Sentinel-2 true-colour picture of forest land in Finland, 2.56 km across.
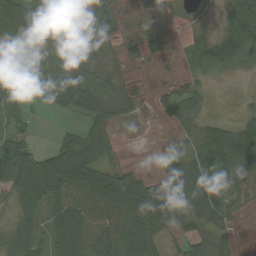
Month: August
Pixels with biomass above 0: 76%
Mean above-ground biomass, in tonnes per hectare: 55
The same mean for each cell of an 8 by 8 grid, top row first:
102 111 66 38 7 3 4 60
34 69 65 27 26 5 67 103
33 90 100 32 5 15 25 3
45 17 56 54 11 48 18 18
58 13 74 21 1 21 104 114
95 127 115 67 29 55 134 65
38 53 95 128 139 78 80 19
45 46 99 86 84 38 50 12
